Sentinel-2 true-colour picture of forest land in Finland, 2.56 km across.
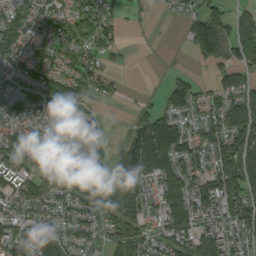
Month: September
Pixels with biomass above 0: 78%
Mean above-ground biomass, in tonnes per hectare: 82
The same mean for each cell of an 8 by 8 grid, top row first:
82 74 81 47 8 22 87 57
74 82 78 47 1 3 105 107
70 86 73 35 1 44 23 78
67 53 58 3 46 96 57 124
115 124 70 45 166 134 89 125
124 117 75 87 152 135 97 135
76 78 95 132 82 145 117 106
109 126 70 60 84 106 113 74
